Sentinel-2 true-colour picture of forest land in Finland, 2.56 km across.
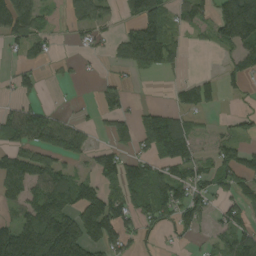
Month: September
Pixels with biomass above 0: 55%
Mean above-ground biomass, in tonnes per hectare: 71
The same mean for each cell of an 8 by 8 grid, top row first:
118 37 72 23 114 41 56 267
35 28 18 26 163 54 18 87
36 6 11 24 7 15 42 40
62 34 8 67 49 73 43 28
81 78 68 66 67 171 21 49
124 110 56 96 116 86 68 106
50 132 141 112 97 95 48 78
139 183 140 91 29 17 20 113
